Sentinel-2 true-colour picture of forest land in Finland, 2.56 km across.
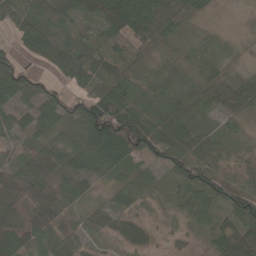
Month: May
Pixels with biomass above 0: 82%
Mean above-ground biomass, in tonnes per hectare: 48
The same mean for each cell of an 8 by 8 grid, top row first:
47 66 49 88 85 63 14 8
34 82 46 25 43 28 23 10
80 29 50 54 40 52 38 19
37 59 68 106 58 51 27 33
24 59 71 114 82 59 44 17
93 84 64 26 19 47 59 19
53 79 26 31 8 23 53 86
74 42 41 20 24 12 26 101
